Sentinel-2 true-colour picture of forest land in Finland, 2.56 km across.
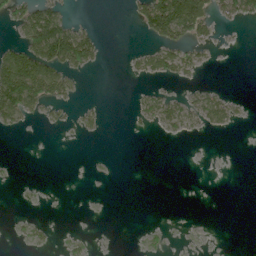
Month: June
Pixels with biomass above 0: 23%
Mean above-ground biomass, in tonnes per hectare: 25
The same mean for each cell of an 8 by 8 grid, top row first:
45 90 2 0 67 184 76 66
54 158 128 0 18 64 21 2
144 122 12 0 18 33 3 0
75 17 15 0 26 50 54 9
0 0 0 0 0 1 0 0
1 0 0 0 0 0 0 0
2 1 0 0 0 0 0 0
4 6 11 0 4 1 0 0
